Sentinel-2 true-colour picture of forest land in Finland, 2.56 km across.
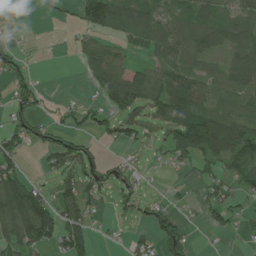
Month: June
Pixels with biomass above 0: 57%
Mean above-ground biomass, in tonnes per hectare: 52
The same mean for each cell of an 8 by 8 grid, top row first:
4 9 55 82 68 66 62 64
30 2 26 35 33 72 66 81
36 2 7 89 72 72 56 90
53 20 47 42 54 110 71 43
66 62 59 23 31 118 160 95
79 25 76 41 16 6 40 56
105 83 77 20 38 24 51 29
92 67 65 5 35 71 3 8
